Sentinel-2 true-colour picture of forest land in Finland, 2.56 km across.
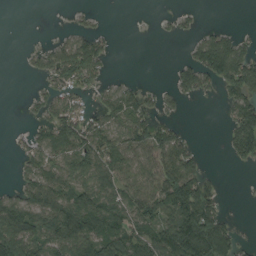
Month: August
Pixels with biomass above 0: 55%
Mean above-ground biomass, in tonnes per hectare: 63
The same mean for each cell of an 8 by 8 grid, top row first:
0 0 11 1 0 21 1 0
1 38 108 21 0 1 116 73
0 37 78 18 8 56 74 132
1 53 63 77 67 24 0 107
14 80 96 76 88 87 1 107
26 78 88 89 74 116 42 1
103 98 150 93 86 134 111 1
135 93 145 117 80 164 197 49
